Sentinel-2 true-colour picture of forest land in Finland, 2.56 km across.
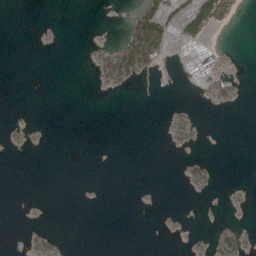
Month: March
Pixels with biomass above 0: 11%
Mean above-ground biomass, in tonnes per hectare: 5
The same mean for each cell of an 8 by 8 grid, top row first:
0 0 0 0 51 37 61 6
0 0 0 8 73 7 8 0
0 0 0 9 8 1 10 2
0 0 0 0 0 0 1 0
0 0 0 0 0 0 0 0
0 0 0 0 0 0 1 0
0 0 0 0 0 0 0 0
0 3 0 0 0 0 2 6
